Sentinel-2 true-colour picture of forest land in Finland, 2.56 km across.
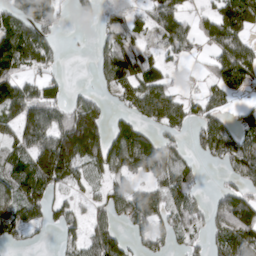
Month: April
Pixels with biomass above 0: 66%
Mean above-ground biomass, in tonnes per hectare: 76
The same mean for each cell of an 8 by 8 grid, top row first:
107 91 31 54 45 82 38 98
176 90 2 89 66 63 37 86
92 48 0 92 101 21 34 67
114 120 125 32 71 72 57 27
81 140 169 128 127 45 90 92
122 155 65 80 75 101 7 59
136 86 26 76 108 76 53 122
42 7 57 92 37 41 49 105
